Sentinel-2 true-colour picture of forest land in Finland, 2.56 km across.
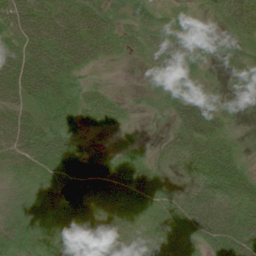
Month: July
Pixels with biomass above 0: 83%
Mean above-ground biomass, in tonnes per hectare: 33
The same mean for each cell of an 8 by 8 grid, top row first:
60 46 51 39 35 14 16 73
43 57 55 27 16 13 14 26
54 62 23 2 6 33 14 39
38 37 43 30 7 37 47 11
51 54 15 7 8 34 48 14
19 32 44 30 35 40 57 37
16 20 24 34 25 49 73 37
29 18 12 37 24 36 43 60
